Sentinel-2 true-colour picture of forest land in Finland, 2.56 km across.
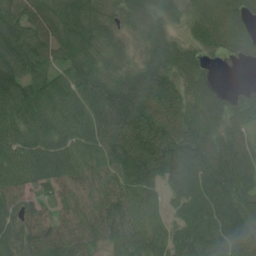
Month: June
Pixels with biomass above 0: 94%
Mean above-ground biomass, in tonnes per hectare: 98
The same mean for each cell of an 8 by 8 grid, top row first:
75 80 121 69 78 48 87 84
118 100 106 70 58 76 66 84
148 100 119 84 120 89 60 9
115 119 99 148 126 100 100 117
100 108 98 118 144 129 105 92
88 118 76 87 119 114 131 136
84 56 65 87 92 57 133 120
99 108 87 68 99 102 136 133
